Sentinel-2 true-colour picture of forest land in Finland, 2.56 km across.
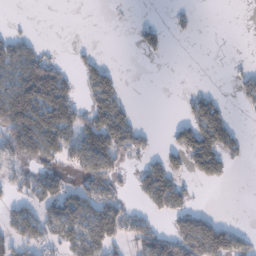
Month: January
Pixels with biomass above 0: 41%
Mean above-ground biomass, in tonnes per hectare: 48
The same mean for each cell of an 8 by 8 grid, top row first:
1 0 0 0 1 9 0 0
65 10 6 0 32 0 0 0
95 142 40 58 0 0 0 25
155 147 65 111 1 3 84 8
106 104 93 112 34 52 121 31
38 60 56 67 62 57 56 0
24 69 98 88 29 66 9 0
47 41 88 80 71 85 120 35
